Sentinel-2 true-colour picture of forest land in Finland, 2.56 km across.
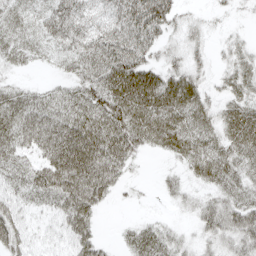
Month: April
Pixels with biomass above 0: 78%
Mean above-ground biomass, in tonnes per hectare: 37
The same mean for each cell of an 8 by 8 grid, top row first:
29 39 42 38 67 27 9 5
30 22 43 55 45 18 15 19
12 8 40 60 63 50 16 31
51 48 51 65 62 59 33 44
46 59 81 69 34 50 42 48
34 55 79 48 3 15 38 37
33 21 66 7 2 10 34 48
37 18 44 7 38 24 22 39
